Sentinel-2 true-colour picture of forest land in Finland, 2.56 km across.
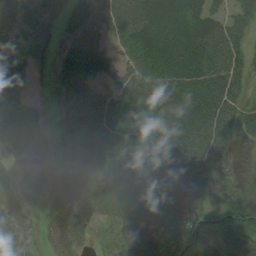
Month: August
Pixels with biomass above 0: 90%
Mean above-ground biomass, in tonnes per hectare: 60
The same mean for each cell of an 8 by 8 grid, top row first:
49 38 32 76 87 88 71 50
46 42 68 52 88 78 81 40
48 32 85 61 73 80 74 39
62 29 85 71 85 81 80 49
44 41 80 76 78 79 85 16
34 45 76 58 64 61 64 17
49 44 77 55 59 72 44 41
73 43 56 38 74 66 42 87
